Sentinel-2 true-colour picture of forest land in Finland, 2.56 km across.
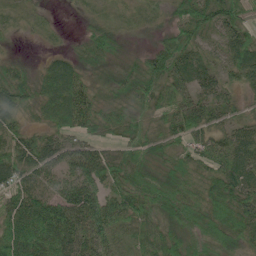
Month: June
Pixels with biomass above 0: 91%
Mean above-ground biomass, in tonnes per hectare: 52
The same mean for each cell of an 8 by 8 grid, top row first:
20 10 9 19 22 40 78 54
5 12 28 38 16 65 31 65
52 72 52 38 67 58 37 42
48 70 79 38 39 61 49 23
53 51 49 33 53 45 62 66
71 43 76 61 51 51 51 79
72 85 88 64 52 68 65 83
103 109 78 44 47 56 47 57
